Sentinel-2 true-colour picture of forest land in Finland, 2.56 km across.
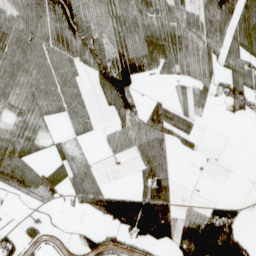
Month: April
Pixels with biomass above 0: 63%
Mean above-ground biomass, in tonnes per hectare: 60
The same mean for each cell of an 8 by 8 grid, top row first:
83 106 83 65 65 60 115 119
74 68 65 74 114 91 59 90
67 64 30 137 39 35 58 81
37 39 42 51 60 63 26 34
66 20 14 27 75 56 7 0
80 59 52 2 73 38 1 0
3 12 30 131 173 73 33 24
45 21 27 51 96 97 169 85
